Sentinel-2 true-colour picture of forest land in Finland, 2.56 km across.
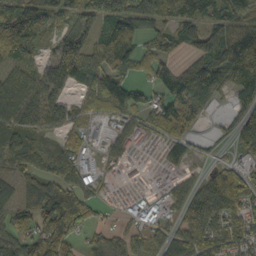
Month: October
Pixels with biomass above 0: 77%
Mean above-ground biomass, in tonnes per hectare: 71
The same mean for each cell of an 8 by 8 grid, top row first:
140 84 91 134 85 92 71 71
103 36 118 93 43 35 94 122
77 102 68 67 26 64 94 91
107 112 41 67 56 70 17 59
64 24 56 45 17 43 13 47
62 78 79 20 10 25 43 79
58 104 137 15 52 40 124 105
74 157 40 72 52 62 101 87
